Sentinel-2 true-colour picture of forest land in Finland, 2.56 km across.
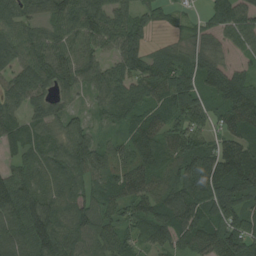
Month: August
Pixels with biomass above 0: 92%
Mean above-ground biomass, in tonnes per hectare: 83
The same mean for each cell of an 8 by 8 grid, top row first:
75 67 112 89 46 30 44 81
85 84 83 65 65 37 45 40
82 84 71 85 94 101 82 72
60 66 25 65 77 108 59 119
65 62 89 48 113 94 75 99
77 81 75 74 107 81 125 142
125 125 92 73 85 121 95 96
111 135 106 86 77 83 102 120
